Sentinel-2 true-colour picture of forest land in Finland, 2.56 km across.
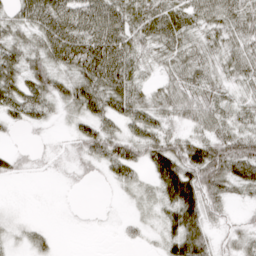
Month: April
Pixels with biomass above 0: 77%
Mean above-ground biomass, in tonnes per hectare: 42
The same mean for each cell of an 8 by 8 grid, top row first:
39 95 82 78 67 59 65 66
49 67 92 96 40 48 35 46
49 52 58 78 24 40 35 32
42 29 37 50 45 43 50 32
3 4 41 56 54 51 62 58
13 3 13 27 20 94 84 56
2 0 3 2 11 73 51 12
11 18 0 1 12 55 41 29
